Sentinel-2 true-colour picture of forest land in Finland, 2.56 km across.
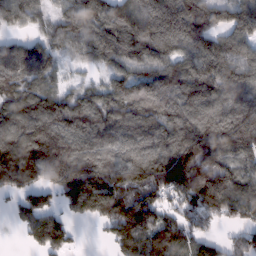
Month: February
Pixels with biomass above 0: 88%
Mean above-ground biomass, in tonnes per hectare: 156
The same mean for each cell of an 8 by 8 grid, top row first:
127 85 190 168 203 264 213 163
113 110 108 168 171 164 189 138
140 104 37 87 121 158 193 174
160 186 152 145 134 154 178 189
212 264 159 149 153 193 259 203
196 187 271 170 171 208 257 143
71 132 148 182 171 87 154 147
9 185 13 85 180 161 101 72
